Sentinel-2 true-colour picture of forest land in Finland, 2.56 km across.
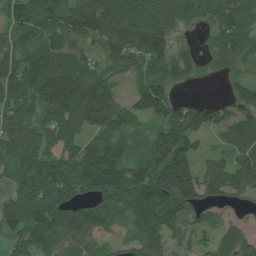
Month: July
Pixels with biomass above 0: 87%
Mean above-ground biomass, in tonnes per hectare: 117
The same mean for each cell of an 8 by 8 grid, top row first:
147 104 149 238 201 199 104 95
104 118 87 127 134 71 63 95
112 150 148 59 77 85 25 61
161 123 167 141 95 110 105 104
198 118 102 157 70 179 45 122
85 129 173 205 168 257 116 120
201 133 70 79 141 146 85 56
72 87 76 42 116 63 49 93
